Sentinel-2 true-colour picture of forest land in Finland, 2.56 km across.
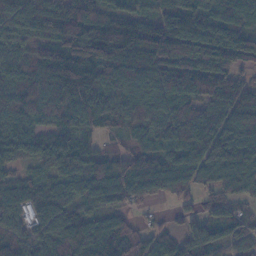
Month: November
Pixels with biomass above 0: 93%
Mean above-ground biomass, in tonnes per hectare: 116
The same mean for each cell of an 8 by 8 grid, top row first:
131 159 192 114 94 145 118 110
60 87 184 194 164 150 145 133
83 121 136 120 147 132 165 91
109 101 133 132 117 128 109 166
84 83 70 15 73 106 135 130
67 93 134 158 171 151 97 133
96 142 76 94 28 46 63 49
112 128 151 158 99 98 137 88
